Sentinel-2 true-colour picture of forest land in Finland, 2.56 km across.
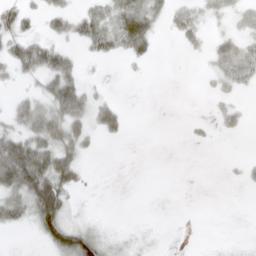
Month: April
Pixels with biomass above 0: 43%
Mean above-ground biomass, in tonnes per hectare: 20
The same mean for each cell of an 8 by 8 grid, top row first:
30 23 27 33 52 20 14 14
33 33 14 26 25 3 13 28
16 33 26 1 2 0 8 31
25 45 44 28 0 0 3 16
68 53 37 3 0 0 6 0
80 72 22 0 0 0 0 7
43 81 5 0 0 0 0 1
0 32 57 15 3 2 0 4
